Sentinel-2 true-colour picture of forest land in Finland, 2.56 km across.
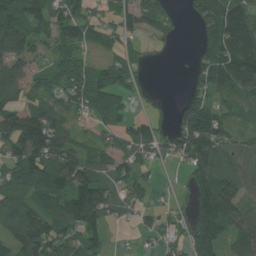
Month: July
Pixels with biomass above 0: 76%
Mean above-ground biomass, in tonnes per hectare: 87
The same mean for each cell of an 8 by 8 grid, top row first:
135 102 96 56 101 38 105 165
107 49 69 60 32 11 98 159
90 63 95 99 18 1 104 128
111 93 55 78 28 49 123 48
124 159 46 50 99 95 148 61
102 129 140 83 51 4 139 103
103 98 192 81 50 25 155 106
112 140 102 20 19 41 114 105
